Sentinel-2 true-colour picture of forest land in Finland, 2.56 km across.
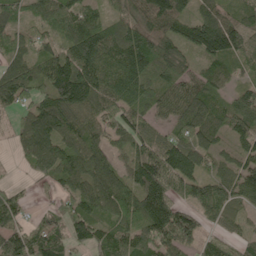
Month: June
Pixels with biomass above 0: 89%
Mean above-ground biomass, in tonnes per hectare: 106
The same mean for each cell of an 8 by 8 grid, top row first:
87 102 116 61 109 120 88 65
84 70 176 124 156 98 141 128
143 162 244 121 112 136 103 39
73 142 117 101 69 108 108 125
49 136 99 71 105 105 76 75
5 86 125 108 169 163 78 102
83 33 109 133 163 129 93 66
102 119 71 126 128 133 63 50
